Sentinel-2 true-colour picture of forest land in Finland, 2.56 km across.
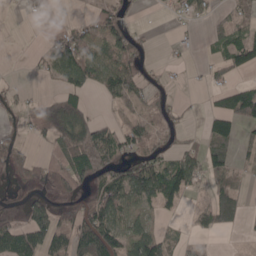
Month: April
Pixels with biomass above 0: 53%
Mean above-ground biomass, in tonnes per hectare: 51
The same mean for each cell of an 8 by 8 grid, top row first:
2 23 12 78 5 32 31 37
0 58 104 79 35 10 12 75
6 26 92 95 59 10 24 26
42 97 92 14 35 28 32 98
55 39 121 104 67 35 47 33
34 67 94 87 110 86 47 23
4 74 50 93 48 22 51 36
93 90 84 114 62 19 9 2
